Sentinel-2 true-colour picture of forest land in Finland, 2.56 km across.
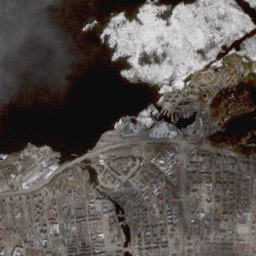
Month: April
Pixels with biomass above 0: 46%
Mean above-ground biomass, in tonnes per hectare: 51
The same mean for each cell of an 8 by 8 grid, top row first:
0 0 0 0 0 0 0 0
0 0 0 0 0 0 3 24
0 0 0 0 0 24 88 135
0 0 0 0 0 48 86 136
17 18 1 16 28 53 86 137
59 36 79 96 106 86 116 99
107 128 137 91 111 53 100 103
117 114 155 83 123 87 102 103
